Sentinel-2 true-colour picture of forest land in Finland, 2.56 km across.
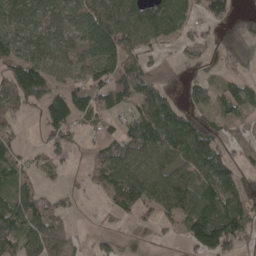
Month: April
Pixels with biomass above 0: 68%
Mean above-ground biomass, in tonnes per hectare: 61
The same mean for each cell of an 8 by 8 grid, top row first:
69 63 71 90 89 86 45 44
59 74 50 100 65 22 24 63
97 83 42 85 98 30 18 30
37 86 74 48 78 68 40 39
34 45 36 69 107 102 86 21
48 21 14 94 91 70 89 58
79 57 7 41 57 73 133 95
66 65 7 16 2 12 159 77
